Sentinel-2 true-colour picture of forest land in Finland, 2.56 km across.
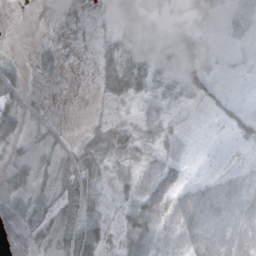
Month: October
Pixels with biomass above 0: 61%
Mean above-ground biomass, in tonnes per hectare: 17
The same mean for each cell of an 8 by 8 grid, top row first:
0 1 10 9 14 2 18 11
1 11 7 13 17 21 12 4
28 15 2 19 19 14 24 4
32 6 1 5 7 5 7 13
16 15 11 18 11 11 2 12
33 17 34 10 19 32 9 18
38 21 24 6 48 40 38 24
34 19 44 8 40 28 30 16
